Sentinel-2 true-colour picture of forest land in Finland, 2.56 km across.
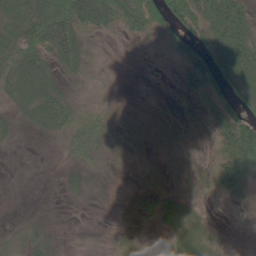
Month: May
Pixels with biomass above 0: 56%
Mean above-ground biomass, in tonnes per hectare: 29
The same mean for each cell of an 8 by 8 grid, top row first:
51 73 76 50 66 66 62 54
49 54 47 1 2 36 49 68
55 48 16 1 0 11 55 57
25 72 32 8 1 8 29 51
7 4 43 15 5 6 9 116
0 0 20 6 7 8 22 85
0 1 1 3 24 36 6 13
18 26 1 8 10 27 25 2
